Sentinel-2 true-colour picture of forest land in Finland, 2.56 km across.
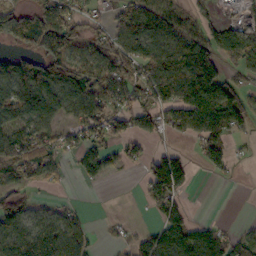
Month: October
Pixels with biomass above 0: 64%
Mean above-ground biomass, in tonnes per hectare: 77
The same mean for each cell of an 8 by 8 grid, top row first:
105 116 74 55 117 78 47 31
42 86 64 106 110 121 105 79
153 170 116 120 113 163 141 49
134 98 89 104 110 102 152 105
109 80 73 68 50 15 80 14
82 60 30 29 49 158 16 5
75 23 14 0 10 40 0 0
102 113 75 22 54 93 97 61
